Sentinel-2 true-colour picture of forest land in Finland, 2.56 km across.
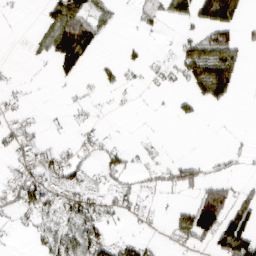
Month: March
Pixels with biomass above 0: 37%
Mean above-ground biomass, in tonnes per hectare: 29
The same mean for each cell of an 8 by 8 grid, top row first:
2 39 69 19 14 48 68 43
0 45 80 1 6 20 74 34
6 2 16 15 9 20 105 22
13 2 8 3 0 15 4 0
35 16 20 13 5 0 0 3
33 61 33 36 18 36 20 10
39 47 67 28 14 16 114 60
3 42 78 34 17 24 43 101
